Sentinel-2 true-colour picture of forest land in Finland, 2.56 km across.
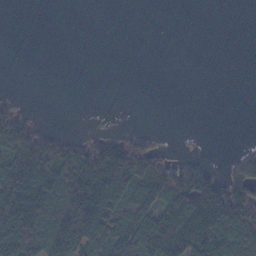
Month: November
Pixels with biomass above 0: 40%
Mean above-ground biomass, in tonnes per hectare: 53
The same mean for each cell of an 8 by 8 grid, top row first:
0 0 0 0 0 0 0 0
0 0 0 0 0 0 0 0
0 0 0 0 0 0 0 0
31 0 0 0 0 0 0 0
119 86 44 69 35 0 0 3
131 100 127 162 91 64 45 56
123 121 172 127 86 151 171 158
154 110 127 122 135 159 153 145
